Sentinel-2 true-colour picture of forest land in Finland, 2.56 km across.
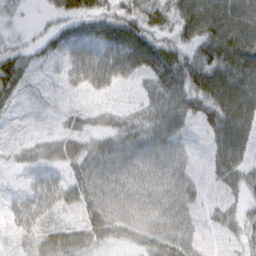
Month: February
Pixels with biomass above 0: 93%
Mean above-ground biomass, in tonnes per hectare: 41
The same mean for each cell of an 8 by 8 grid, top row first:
10 16 60 49 55 55 90 90
24 30 43 60 79 44 70 93
37 9 35 39 29 69 84 92
8 6 18 18 31 54 69 93
13 34 32 38 48 36 30 66
7 22 36 41 42 43 21 42
25 31 32 45 45 44 20 26
17 41 43 33 44 52 13 28
